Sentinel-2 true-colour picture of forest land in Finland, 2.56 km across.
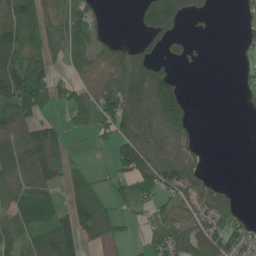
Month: June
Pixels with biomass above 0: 60%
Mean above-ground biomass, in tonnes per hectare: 84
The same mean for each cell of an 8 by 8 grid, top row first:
132 104 85 8 87 148 28 18
149 113 96 79 75 52 1 17
177 101 82 118 179 78 0 13
133 35 109 123 134 164 0 5
129 111 8 67 145 96 9 0
119 102 78 51 139 135 55 0
113 103 159 73 44 93 110 45
79 109 99 46 34 155 133 81
